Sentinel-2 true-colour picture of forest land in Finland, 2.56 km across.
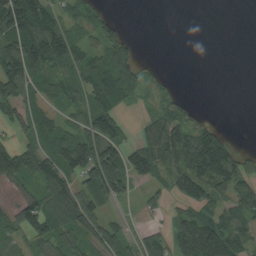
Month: August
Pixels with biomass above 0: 64%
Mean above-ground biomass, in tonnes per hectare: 74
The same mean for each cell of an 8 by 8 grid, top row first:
208 114 72 30 0 0 0 0
145 197 80 98 4 0 0 0
138 65 67 117 47 9 0 0
83 52 51 115 18 68 6 0
65 61 114 122 65 140 177 17
95 104 93 170 69 107 169 98
59 100 135 30 27 34 76 90
48 79 75 87 58 121 154 82
